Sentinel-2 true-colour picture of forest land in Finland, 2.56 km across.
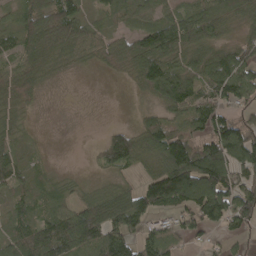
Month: April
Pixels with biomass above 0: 80%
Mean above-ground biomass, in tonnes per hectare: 74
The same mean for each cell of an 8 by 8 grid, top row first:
45 102 67 43 51 84 91 58
59 76 67 70 101 93 67 70
81 22 2 9 79 121 95 113
43 2 2 0 24 67 102 54
39 4 0 100 90 141 108 162
65 27 5 30 48 210 189 100
45 51 82 128 117 88 148 121
89 138 135 115 71 50 29 29
